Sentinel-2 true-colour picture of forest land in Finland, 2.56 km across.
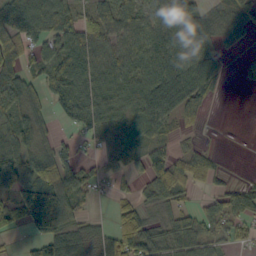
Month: October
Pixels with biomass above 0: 72%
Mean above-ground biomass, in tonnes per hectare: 55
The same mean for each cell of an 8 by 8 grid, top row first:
113 82 46 75 56 80 38 46
72 49 90 62 73 92 67 19
70 62 89 75 77 93 57 3
42 32 92 79 87 59 18 0
63 26 25 61 40 24 8 0
80 65 58 34 48 85 52 4
74 153 37 22 37 44 32 59
7 78 38 55 80 61 39 37
